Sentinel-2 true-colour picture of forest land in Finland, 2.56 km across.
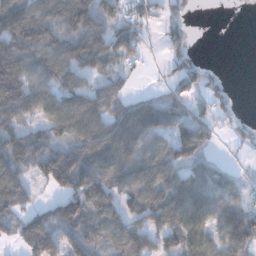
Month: December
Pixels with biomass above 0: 74%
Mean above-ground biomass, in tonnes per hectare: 86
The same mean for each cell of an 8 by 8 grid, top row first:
156 123 145 68 64 30 0 0
134 118 131 92 33 37 0 0
173 104 75 79 6 49 40 0
125 81 133 91 120 75 48 15
124 93 118 160 123 115 53 16
126 113 161 140 119 97 105 24
84 38 128 100 117 133 103 83
46 104 84 77 84 94 87 114
